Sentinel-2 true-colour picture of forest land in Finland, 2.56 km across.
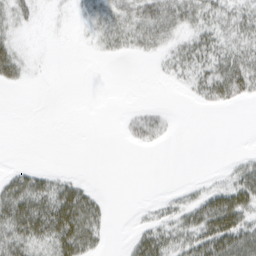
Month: March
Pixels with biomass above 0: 43%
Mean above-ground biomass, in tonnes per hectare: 17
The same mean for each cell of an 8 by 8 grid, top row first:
27 2 10 27 37 40 26 25
21 0 1 15 20 17 32 26
21 0 0 0 0 9 36 46
0 0 0 0 15 2 3 2
0 0 0 0 13 1 0 0
23 19 6 0 0 0 3 25
50 49 58 5 4 17 42 46
38 39 49 3 30 28 48 51
